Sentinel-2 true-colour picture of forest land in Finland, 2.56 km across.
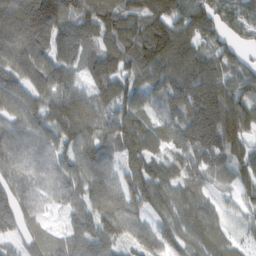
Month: February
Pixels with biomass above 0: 92%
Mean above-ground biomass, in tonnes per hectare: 93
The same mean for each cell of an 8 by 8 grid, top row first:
129 174 113 128 125 136 120 87
111 93 88 102 133 159 95 62
75 103 55 116 85 122 135 101
71 101 119 94 70 91 160 139
69 73 126 91 107 93 164 103
55 29 98 65 123 101 80 83
65 13 61 86 83 88 67 44
39 58 32 79 81 77 93 37
